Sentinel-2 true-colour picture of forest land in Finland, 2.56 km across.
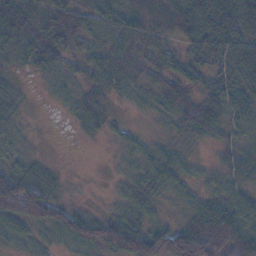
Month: November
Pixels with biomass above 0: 84%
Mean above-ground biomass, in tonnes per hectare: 41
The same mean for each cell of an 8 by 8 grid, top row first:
98 74 59 43 58 70 89 70
59 78 35 37 42 28 45 56
9 19 27 43 26 46 27 42
15 1 36 13 11 53 61 40
14 1 2 10 17 15 15 31
62 24 1 6 27 26 14 38
91 78 21 12 22 15 57 53
25 20 68 75 86 101 120 89
